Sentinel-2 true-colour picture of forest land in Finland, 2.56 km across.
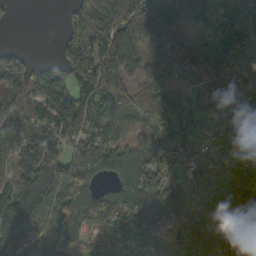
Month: October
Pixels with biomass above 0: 81%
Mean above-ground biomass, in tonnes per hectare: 103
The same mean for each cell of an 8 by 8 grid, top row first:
6 0 98 155 180 84 135 174
26 0 121 175 67 87 139 190
150 104 133 122 78 53 56 30
146 122 178 131 68 150 57 47
88 108 135 81 60 148 104 141
76 131 143 60 163 87 67 58
130 97 136 136 163 90 53 70
123 96 75 123 137 71 76 127
